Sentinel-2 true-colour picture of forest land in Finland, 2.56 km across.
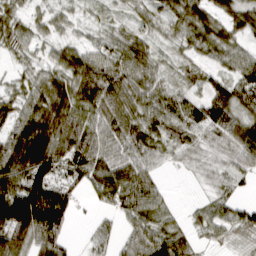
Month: March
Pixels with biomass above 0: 87%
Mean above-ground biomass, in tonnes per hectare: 58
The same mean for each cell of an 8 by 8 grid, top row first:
33 29 14 17 25 62 65 63
38 25 51 47 51 30 58 43
22 55 100 95 67 24 35 70
55 94 74 92 75 63 83 66
89 114 87 77 69 41 31 82
92 82 61 98 67 4 22 39
138 139 25 45 74 11 39 41
81 84 10 38 77 60 25 26
